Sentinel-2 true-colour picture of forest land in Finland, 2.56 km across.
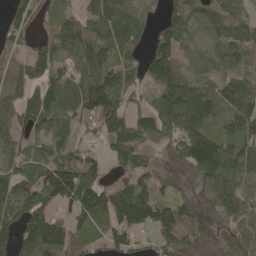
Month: May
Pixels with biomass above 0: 84%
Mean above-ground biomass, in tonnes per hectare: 104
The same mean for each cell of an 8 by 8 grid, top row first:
62 42 73 146 71 120 104 80
60 85 107 128 63 138 69 108
109 105 109 120 86 151 73 98
110 114 112 125 70 150 115 111
92 85 54 101 79 91 159 101
107 137 162 60 86 49 110 76
129 115 126 170 191 114 69 82
135 207 74 82 48 132 77 113
